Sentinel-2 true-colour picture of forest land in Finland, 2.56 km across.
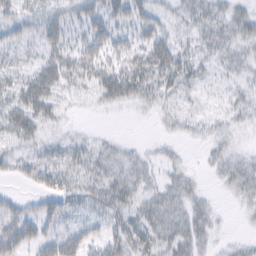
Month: February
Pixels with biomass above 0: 65%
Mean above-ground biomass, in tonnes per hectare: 21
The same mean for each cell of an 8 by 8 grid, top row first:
23 25 24 35 33 16 27 21
22 27 24 32 30 30 19 18
21 31 26 42 35 30 10 14
32 22 4 5 5 14 9 16
17 13 14 9 5 6 13 5
18 31 25 25 18 15 6 23
22 25 21 29 25 22 12 7
41 34 34 31 38 29 11 6
